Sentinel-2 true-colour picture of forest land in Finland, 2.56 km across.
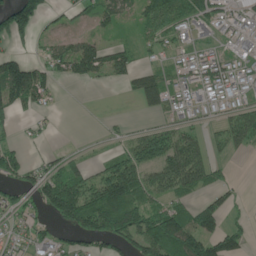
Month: June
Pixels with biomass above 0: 60%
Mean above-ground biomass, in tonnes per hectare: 69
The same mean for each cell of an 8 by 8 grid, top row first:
135 35 27 55 64 98 94 79
32 42 89 55 34 65 40 47
172 75 59 43 96 45 82 60
62 33 0 2 33 71 39 61
30 15 14 18 103 99 46 55
81 104 78 113 86 129 74 3
73 91 152 134 93 64 76 19
49 91 68 100 118 146 113 64
